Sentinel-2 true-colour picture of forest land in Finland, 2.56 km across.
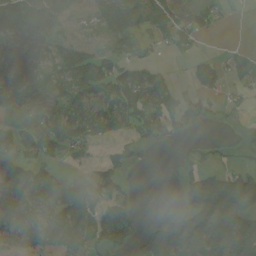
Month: August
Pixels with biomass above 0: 65%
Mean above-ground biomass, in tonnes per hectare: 70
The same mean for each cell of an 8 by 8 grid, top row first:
119 90 21 129 95 109 42 2
78 41 76 50 31 37 1 24
137 53 120 106 84 23 73 49
48 77 103 124 96 63 31 23
50 92 86 33 41 19 18 11
93 55 17 75 0 20 93 95
78 62 107 108 7 23 194 113
63 107 81 97 82 145 110 124
